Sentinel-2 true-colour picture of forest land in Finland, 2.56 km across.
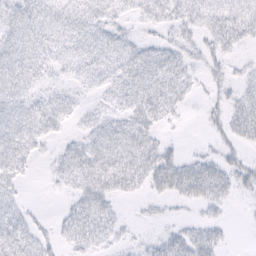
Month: February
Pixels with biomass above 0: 67%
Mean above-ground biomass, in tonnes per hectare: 24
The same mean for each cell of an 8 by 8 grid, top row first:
37 31 29 22 20 25 30 34
31 27 27 31 28 23 19 14
35 15 16 28 41 33 12 12
34 35 16 17 45 15 9 27
43 12 21 42 41 7 5 16
28 8 44 50 41 50 44 21
23 2 31 21 4 5 13 2
38 18 32 17 7 29 26 0
